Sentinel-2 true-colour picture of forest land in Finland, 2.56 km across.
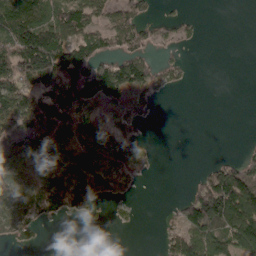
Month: April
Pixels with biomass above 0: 53%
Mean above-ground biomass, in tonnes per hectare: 66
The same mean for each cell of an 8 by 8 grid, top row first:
146 89 114 59 43 20 1 0
143 202 109 52 52 22 0 0
148 153 128 137 96 30 0 0
157 149 109 38 39 0 0 0
127 123 88 89 26 0 0 3
93 85 132 105 17 0 53 106
96 88 78 18 2 25 140 141
53 3 0 0 0 64 119 102
